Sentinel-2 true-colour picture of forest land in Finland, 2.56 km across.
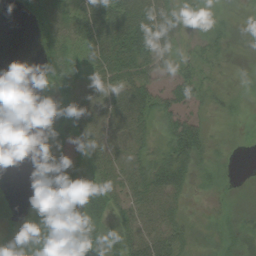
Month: August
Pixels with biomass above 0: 77%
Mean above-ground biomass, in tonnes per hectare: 31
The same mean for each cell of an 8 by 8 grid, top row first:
4 23 42 78 77 43 15 11
0 20 37 93 85 32 23 11
0 19 30 63 50 42 22 8
0 17 46 62 54 41 15 9
0 13 31 49 34 58 25 2
0 25 24 50 51 52 14 2
12 32 27 41 49 32 7 8
17 47 37 30 52 37 12 17
